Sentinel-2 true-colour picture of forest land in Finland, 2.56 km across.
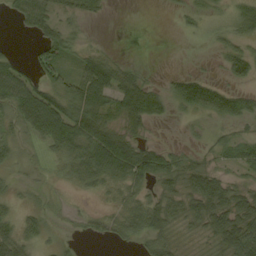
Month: August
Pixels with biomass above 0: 67%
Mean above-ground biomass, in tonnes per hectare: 40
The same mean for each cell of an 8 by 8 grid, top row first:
27 52 28 4 0 7 18 40
5 42 23 7 0 0 6 29
81 51 78 89 36 28 37 22
54 102 90 76 81 17 57 55
23 41 77 103 40 11 18 36
13 10 40 62 64 55 65 20
20 20 10 20 56 52 84 75
48 17 9 19 29 31 32 98
